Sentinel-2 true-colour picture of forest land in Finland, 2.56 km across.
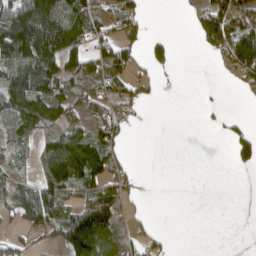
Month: April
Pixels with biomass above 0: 50%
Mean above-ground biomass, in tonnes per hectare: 60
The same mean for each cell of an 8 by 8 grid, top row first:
152 174 106 94 31 1 100 107
197 180 86 87 50 23 49 110
128 107 80 60 35 3 0 50
91 101 47 50 9 0 6 3
56 53 113 74 0 0 0 71
46 87 127 70 4 0 0 2
74 110 89 110 10 0 0 0
30 35 172 112 48 3 0 0
